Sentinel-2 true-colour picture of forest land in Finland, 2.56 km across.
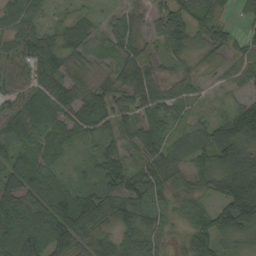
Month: September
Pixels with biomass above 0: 91%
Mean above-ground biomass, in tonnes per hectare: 64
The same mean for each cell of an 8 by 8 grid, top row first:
60 39 37 32 35 80 68 22
47 76 57 43 44 53 51 49
38 61 43 47 91 49 21 52
68 73 85 81 66 52 25 91
68 75 40 44 69 42 72 128
94 77 26 74 41 43 90 177
97 95 128 79 53 31 41 167
106 96 84 56 65 23 56 50
